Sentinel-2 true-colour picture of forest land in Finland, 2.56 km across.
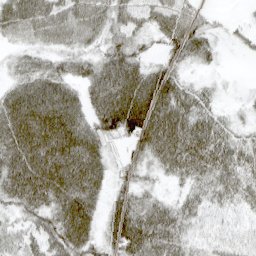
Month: April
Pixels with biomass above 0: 83%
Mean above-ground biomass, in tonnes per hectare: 50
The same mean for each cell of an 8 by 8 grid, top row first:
67 71 62 53 44 63 20 6
24 34 37 48 24 42 30 10
33 59 40 94 84 49 10 1
71 81 50 92 107 82 41 11
70 82 74 20 65 84 69 38
70 84 78 29 24 36 48 47
32 55 73 38 65 48 35 27
34 50 66 42 76 46 23 28
